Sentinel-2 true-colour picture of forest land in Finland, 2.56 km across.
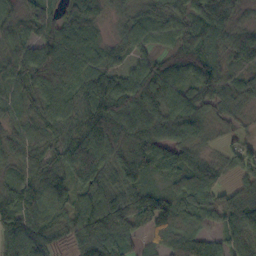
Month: October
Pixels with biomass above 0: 93%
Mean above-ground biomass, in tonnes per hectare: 71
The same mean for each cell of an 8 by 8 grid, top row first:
39 71 71 29 47 49 102 28
64 97 76 41 37 53 71 66
60 107 80 73 98 82 100 42
34 56 50 114 93 82 54 29
50 51 87 110 111 76 23 40
42 74 71 71 74 75 86 49
96 88 61 113 85 84 62 122
116 65 91 120 40 74 64 66
